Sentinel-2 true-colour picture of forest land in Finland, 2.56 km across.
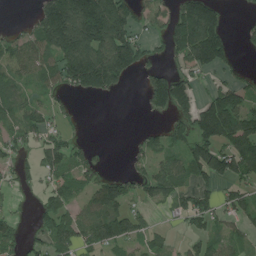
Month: July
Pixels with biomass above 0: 59%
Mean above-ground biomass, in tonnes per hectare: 86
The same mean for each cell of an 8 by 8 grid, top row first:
2 160 229 214 75 103 132 9
78 118 212 216 87 93 176 17
59 65 179 174 49 130 40 46
72 64 10 0 22 116 141 126
66 78 40 1 51 60 131 121
45 60 75 52 71 93 114 98
23 86 62 104 42 52 105 86
63 84 101 100 58 20 67 49
